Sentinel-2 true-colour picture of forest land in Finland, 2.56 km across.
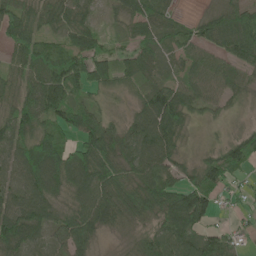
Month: June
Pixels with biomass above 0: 88%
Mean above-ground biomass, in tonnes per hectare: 64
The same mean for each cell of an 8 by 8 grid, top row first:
84 45 44 17 58 29 39 83
68 52 80 27 50 50 50 92
52 96 92 54 49 42 71 41
75 90 84 20 79 101 32 12
65 94 75 83 89 59 14 52
54 133 106 85 85 46 74 26
83 70 74 88 98 112 75 24
102 44 88 9 49 71 73 37
